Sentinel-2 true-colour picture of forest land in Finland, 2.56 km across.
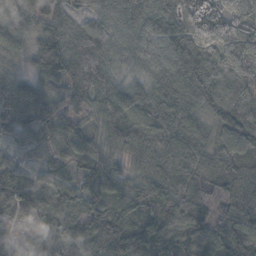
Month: October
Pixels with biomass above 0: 98%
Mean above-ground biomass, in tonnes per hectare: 86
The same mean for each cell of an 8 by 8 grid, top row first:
108 73 50 75 86 111 108 72
51 97 106 78 75 112 94 85
50 78 112 78 54 96 111 92
96 102 72 126 92 85 68 109
40 68 79 71 104 103 62 87
87 52 62 69 63 82 99 89
78 114 102 72 77 94 82 103
56 68 103 105 123 87 98 108
